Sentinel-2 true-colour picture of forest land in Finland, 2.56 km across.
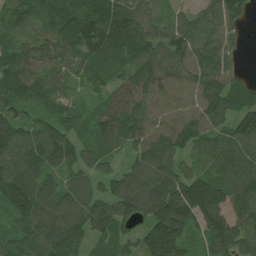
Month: July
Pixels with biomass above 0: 92%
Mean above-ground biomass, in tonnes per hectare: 116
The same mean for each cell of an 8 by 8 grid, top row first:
49 75 110 148 87 54 89 93
78 134 123 150 126 132 117 47
129 101 56 87 146 114 155 62
81 72 53 153 131 130 163 102
148 159 90 93 149 156 98 122
164 93 91 84 145 122 89 121
145 146 131 108 129 172 163 140
86 176 111 88 125 163 109 139
